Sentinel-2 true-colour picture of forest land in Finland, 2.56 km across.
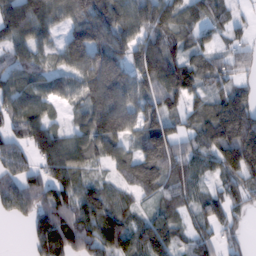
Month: February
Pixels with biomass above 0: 84%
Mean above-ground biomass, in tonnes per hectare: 87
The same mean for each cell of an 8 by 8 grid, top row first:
102 94 98 104 87 85 87 23
83 54 121 109 89 78 59 43
79 55 91 127 93 147 85 49
82 50 51 141 89 59 83 134
81 141 86 110 113 91 96 187
87 104 74 37 121 72 41 105
90 123 114 97 36 62 80 46
0 144 103 129 103 73 54 31
